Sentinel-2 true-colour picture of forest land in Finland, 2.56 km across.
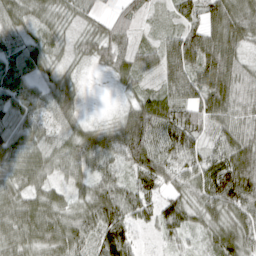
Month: April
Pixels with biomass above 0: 93%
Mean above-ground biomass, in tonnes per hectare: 66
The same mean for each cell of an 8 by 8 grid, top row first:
59 49 42 40 25 38 60 77
43 53 40 79 41 92 98 58
64 37 24 26 39 83 106 75
58 56 40 11 89 89 92 65
62 63 80 78 117 109 55 86
61 47 59 57 76 73 100 125
76 78 62 98 59 60 72 96
75 79 73 111 11 36 37 88
